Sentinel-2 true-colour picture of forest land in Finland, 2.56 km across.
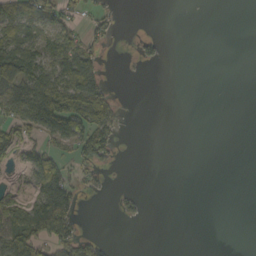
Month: October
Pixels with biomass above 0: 31%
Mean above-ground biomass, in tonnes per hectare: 25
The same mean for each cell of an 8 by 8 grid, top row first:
53 54 17 15 0 0 0 0
63 51 47 6 18 0 0 0
96 68 92 7 2 0 0 0
56 124 88 49 0 0 0 0
44 39 68 46 0 0 0 0
4 94 21 3 0 0 0 0
53 110 19 4 9 0 0 0
76 55 45 5 0 0 0 0
